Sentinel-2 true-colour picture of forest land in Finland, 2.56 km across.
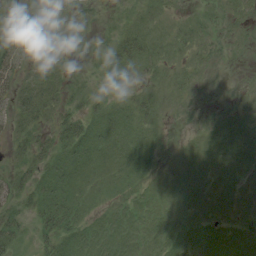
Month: August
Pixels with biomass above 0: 72%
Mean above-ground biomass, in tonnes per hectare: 10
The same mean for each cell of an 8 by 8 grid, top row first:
5 8 9 2 7 4 6 8
11 9 6 9 14 6 5 3
18 14 2 7 6 5 2 1
18 14 11 11 10 3 1 5
10 17 28 13 10 2 6 11
13 21 15 11 8 4 7 8
13 33 16 7 7 6 7 6
17 21 15 11 8 9 9 8
